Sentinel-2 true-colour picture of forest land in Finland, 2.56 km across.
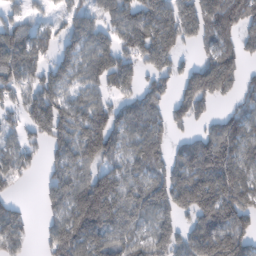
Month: February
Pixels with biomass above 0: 77%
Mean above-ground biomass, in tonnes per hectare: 109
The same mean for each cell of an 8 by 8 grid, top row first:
55 31 69 81 148 150 153 139
153 59 95 104 153 113 85 103
101 88 76 122 94 86 196 77
57 147 105 105 128 90 51 72
63 99 145 124 131 59 123 118
74 60 96 115 101 130 172 121
68 64 173 152 122 144 158 151
105 61 137 110 95 128 177 134
